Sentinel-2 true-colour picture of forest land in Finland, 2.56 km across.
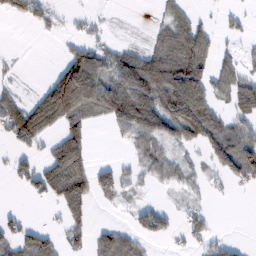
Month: February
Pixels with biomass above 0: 50%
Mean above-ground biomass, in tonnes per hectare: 52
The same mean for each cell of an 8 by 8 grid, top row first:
33 29 12 4 1 43 8 19
1 0 49 34 27 110 63 16
14 32 215 77 115 134 73 67
72 122 98 76 96 149 106 66
44 32 98 6 63 50 84 81
40 98 96 49 27 41 19 75
6 11 71 11 36 15 18 0
56 44 33 62 36 15 35 6
